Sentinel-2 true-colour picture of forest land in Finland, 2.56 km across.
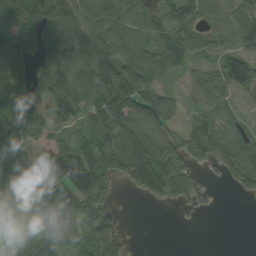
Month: September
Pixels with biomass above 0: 76%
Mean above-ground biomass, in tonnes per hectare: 83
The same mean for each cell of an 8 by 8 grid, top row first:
80 150 118 115 119 98 75 116
87 112 116 110 108 112 64 98
88 119 134 134 108 29 64 152
130 76 94 152 148 76 51 32
114 65 75 148 142 81 109 72
81 42 66 70 102 142 21 97
82 66 111 29 1 19 16 1
59 81 75 61 0 0 0 0
